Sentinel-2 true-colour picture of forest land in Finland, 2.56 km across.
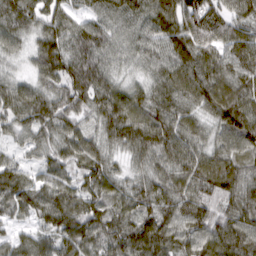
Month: March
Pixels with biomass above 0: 98%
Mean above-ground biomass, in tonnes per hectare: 86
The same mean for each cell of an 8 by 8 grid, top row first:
108 73 50 75 86 111 108 72
51 97 106 78 75 112 94 85
50 78 112 78 54 96 111 92
96 102 72 126 92 85 68 109
40 68 79 71 104 103 62 87
87 52 62 69 63 82 99 89
78 114 102 72 77 94 82 103
56 68 103 105 123 87 98 108
